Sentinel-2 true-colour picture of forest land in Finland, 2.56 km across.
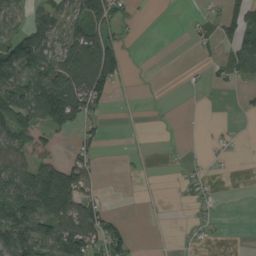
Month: August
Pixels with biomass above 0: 45%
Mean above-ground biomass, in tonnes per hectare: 48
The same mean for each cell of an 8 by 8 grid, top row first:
58 67 73 77 3 0 31 80
123 72 122 83 0 0 25 91
113 100 111 67 0 0 19 28
107 120 82 6 0 0 0 7
86 42 41 1 1 1 15 4
94 102 84 0 6 7 25 0
133 113 96 15 1 2 17 0
153 106 128 90 2 5 15 0
